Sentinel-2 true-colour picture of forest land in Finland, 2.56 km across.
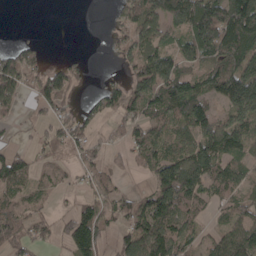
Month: April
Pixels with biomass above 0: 68%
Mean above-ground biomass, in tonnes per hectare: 80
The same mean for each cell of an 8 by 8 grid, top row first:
0 0 0 27 120 102 184 205
49 10 2 24 106 75 128 154
112 114 39 23 112 135 97 164
42 55 38 59 102 93 81 134
24 77 65 30 98 82 123 93
96 27 39 33 31 174 121 78
82 31 62 61 99 121 46 68
101 48 150 48 134 117 44 125
